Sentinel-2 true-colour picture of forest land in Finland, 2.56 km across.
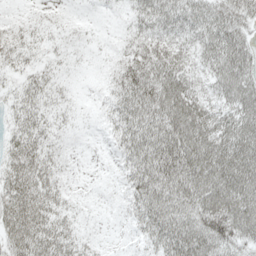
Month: May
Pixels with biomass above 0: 93%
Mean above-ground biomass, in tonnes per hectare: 44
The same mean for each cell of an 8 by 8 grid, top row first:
10 12 7 8 43 50 62 56
31 21 15 12 50 43 49 70
21 29 7 32 76 63 37 75
29 29 9 38 76 75 49 61
37 33 5 22 74 79 71 76
51 41 4 9 69 86 73 81
65 49 11 7 58 66 66 81
59 59 27 4 26 73 68 48
